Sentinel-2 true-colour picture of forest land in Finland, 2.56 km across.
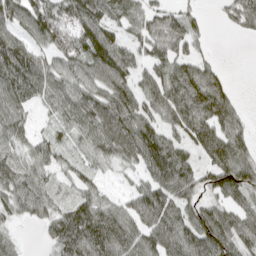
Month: April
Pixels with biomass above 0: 86%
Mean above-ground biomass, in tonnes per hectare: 80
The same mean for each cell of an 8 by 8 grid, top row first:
92 121 107 67 81 60 13 76
111 74 105 121 67 81 22 0
109 81 89 120 63 117 101 1
77 35 96 106 84 114 129 45
57 54 46 88 117 75 111 85
79 51 41 20 59 130 70 123
61 62 94 63 117 95 74 80
27 38 131 119 88 112 126 93
